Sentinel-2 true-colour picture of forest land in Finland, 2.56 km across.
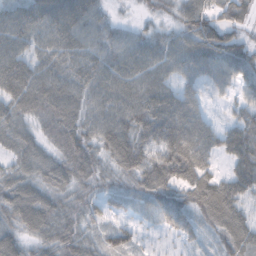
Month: October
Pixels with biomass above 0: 91%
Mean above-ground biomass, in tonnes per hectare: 58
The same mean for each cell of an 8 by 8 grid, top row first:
59 77 75 22 18 40 64 48
57 55 64 63 67 65 85 59
74 65 61 69 68 55 54 51
55 64 58 66 80 86 26 34
48 41 62 68 68 95 57 74
56 59 52 40 66 87 58 64
75 69 49 38 35 75 74 58
56 52 50 56 17 32 20 70
